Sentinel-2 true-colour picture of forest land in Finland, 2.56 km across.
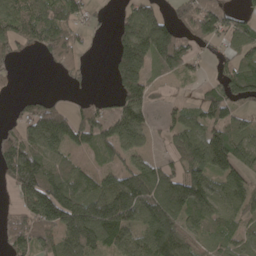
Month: April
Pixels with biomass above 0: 72%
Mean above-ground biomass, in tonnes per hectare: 88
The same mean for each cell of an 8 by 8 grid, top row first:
98 95 51 24 132 54 115 38
55 90 53 63 193 147 33 83
14 1 23 57 130 38 31 129
21 104 68 64 87 35 81 56
134 115 82 113 63 72 152 101
139 124 74 73 127 86 109 79
46 177 172 206 112 113 86 77
76 89 178 122 85 104 52 60
